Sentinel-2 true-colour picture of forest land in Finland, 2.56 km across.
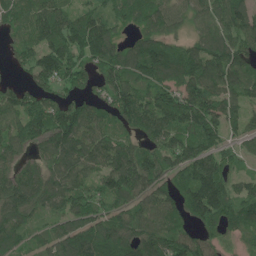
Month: June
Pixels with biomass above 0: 89%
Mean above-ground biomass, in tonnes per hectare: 106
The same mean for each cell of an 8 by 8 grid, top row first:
92 124 90 87 102 96 96 125
64 124 127 113 106 78 114 112
31 104 93 125 106 109 140 107
119 141 120 100 142 134 139 76
101 127 131 106 83 122 113 56
123 117 97 121 126 101 145 49
127 83 106 84 87 85 158 103
93 69 130 126 136 113 78 51
